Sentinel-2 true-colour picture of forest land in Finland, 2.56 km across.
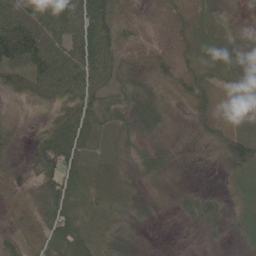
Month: June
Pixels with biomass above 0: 86%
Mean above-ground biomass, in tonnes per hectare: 34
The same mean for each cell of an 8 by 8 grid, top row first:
93 116 107 53 6 17 22 6
123 98 96 50 9 16 26 17
50 77 84 38 21 28 26 14
8 15 57 46 44 9 28 7
15 54 63 18 20 14 19 54
18 59 46 16 21 8 3 24
13 36 29 13 9 12 27 19
33 46 44 16 4 0 8 15
